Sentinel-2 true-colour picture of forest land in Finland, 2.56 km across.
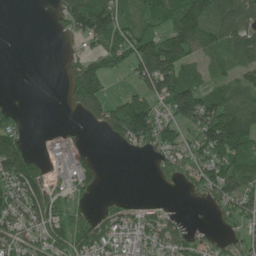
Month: June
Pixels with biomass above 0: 63%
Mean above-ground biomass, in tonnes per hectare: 78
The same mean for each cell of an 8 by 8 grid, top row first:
0 10 147 135 76 144 119 117
0 0 23 99 127 165 76 98
0 0 156 37 111 147 50 65
34 0 58 107 154 139 151 149
107 43 37 25 74 76 133 157
161 87 96 0 0 48 96 116
92 126 28 36 41 6 17 78
83 85 71 81 101 99 38 35
